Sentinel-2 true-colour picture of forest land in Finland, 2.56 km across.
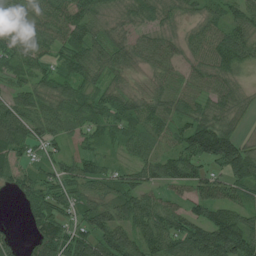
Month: July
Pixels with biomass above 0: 90%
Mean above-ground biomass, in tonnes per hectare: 69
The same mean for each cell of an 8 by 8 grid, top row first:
67 78 74 35 44 34 49 50
83 62 100 76 59 40 74 92
44 67 76 55 38 48 60 32
83 79 66 75 76 63 68 38
85 58 34 42 60 60 144 83
59 51 77 53 56 90 70 92
10 88 78 77 93 58 83 67
25 95 79 101 83 94 137 135
